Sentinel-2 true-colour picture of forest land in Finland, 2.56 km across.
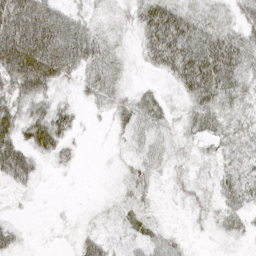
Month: April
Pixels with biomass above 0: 70%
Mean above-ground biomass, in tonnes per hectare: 28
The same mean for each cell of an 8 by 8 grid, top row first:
82 68 29 15 40 46 21 32
83 86 71 21 25 61 53 40
62 58 26 26 4 30 62 37
42 34 9 26 33 11 38 23
48 42 6 7 24 18 18 27
41 4 1 2 21 15 13 31
4 1 1 7 18 5 16 31
15 1 20 11 21 17 3 10
